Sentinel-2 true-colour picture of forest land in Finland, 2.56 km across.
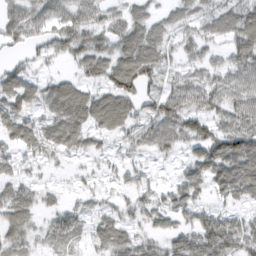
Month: March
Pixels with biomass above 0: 78%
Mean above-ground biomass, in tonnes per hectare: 48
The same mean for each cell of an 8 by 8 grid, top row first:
50 64 66 47 41 35 41 70
31 46 68 53 65 32 36 67
54 24 33 67 69 35 43 55
55 42 59 88 42 79 58 64
41 40 28 17 40 46 82 96
33 10 17 18 26 22 59 95
63 23 25 26 43 49 37 35
48 36 28 59 38 49 96 83
